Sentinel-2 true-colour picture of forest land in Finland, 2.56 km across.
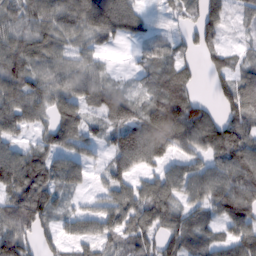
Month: February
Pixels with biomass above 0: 83%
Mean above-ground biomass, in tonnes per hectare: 72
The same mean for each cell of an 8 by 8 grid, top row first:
75 88 102 101 32 25 94 32
99 80 57 21 26 39 66 25
93 84 79 27 25 71 35 87
94 64 75 79 75 145 57 101
47 69 69 52 120 83 97 117
114 97 52 58 51 76 95 116
93 93 35 83 95 64 66 105
114 44 58 54 66 62 51 85
